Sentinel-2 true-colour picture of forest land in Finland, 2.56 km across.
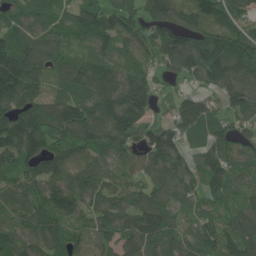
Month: June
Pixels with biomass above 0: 92%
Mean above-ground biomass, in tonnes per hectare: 113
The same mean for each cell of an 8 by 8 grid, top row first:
90 87 92 104 120 165 131 115
145 105 50 73 102 158 162 158
219 94 135 130 124 52 102 125
147 139 136 171 119 71 103 95
188 130 137 110 80 106 107 117
100 130 124 81 72 124 122 72
88 131 116 116 127 87 52 80
106 119 86 87 119 86 104 128
